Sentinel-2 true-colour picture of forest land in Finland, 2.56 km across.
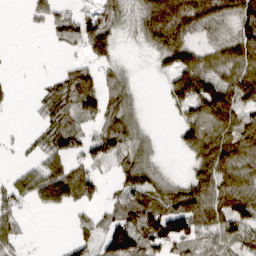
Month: March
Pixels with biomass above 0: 67%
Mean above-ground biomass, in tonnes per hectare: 56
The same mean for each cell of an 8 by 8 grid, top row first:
0 53 58 56 61 82 75 82
1 7 56 68 21 83 54 92
5 23 57 40 3 72 69 95
4 54 73 61 13 31 112 70
6 60 61 84 35 20 100 100
30 77 73 23 71 16 95 83
46 34 36 35 90 93 110 93
38 0 40 94 103 100 68 63
